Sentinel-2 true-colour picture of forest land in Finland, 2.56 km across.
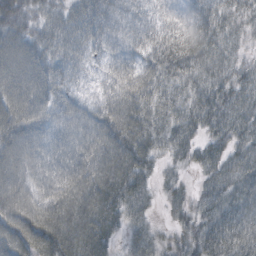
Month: October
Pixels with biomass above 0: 95%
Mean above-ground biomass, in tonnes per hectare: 64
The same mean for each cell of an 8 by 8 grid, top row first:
59 48 70 64 37 32 51 38
90 55 59 48 45 63 64 25
98 80 30 44 69 58 49 47
92 71 62 79 80 51 59 51
94 70 80 105 73 48 45 44
90 79 94 112 50 14 34 55
95 99 115 83 33 27 45 55
90 107 114 49 46 31 61 69
